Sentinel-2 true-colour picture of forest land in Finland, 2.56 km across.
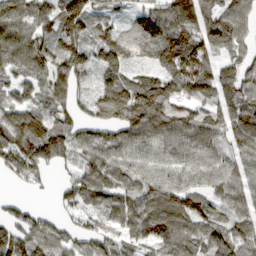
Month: March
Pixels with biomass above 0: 88%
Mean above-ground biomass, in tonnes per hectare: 87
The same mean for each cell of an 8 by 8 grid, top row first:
110 87 144 68 82 135 90 82
115 96 100 95 61 150 93 51
71 90 68 84 88 121 95 90
96 92 58 121 135 90 78 104
119 149 86 98 107 93 95 86
52 29 78 87 81 81 70 65
38 10 54 71 81 96 84 63
106 91 72 68 70 96 85 93
